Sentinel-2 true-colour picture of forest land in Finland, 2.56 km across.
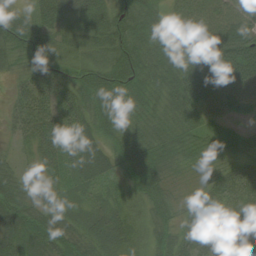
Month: August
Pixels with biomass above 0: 97%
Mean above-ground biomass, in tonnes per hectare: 53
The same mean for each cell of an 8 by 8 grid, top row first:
35 55 58 67 63 45 71 71
55 51 27 65 60 89 131 127
21 56 47 71 62 66 138 117
33 50 51 55 49 53 49 33
17 57 59 35 59 50 41 46
35 29 39 28 63 24 32 45
69 40 29 35 31 34 37 40
76 66 50 55 25 44 43 31
